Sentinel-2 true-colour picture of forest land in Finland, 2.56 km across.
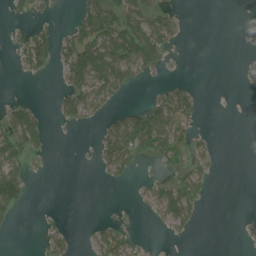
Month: July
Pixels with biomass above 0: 32%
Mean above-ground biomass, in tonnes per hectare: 29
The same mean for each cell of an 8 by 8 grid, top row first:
8 7 42 74 79 26 0 4
19 50 95 113 111 13 0 5
1 4 80 95 17 14 0 9
53 10 56 22 57 83 2 0
80 21 1 69 72 65 12 0
85 3 0 20 7 34 20 0
44 1 0 3 7 80 3 0
0 25 3 54 10 5 0 5
